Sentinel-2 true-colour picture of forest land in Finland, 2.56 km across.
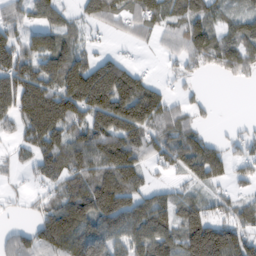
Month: February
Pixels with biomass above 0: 74%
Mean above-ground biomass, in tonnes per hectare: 91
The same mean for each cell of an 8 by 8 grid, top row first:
67 87 47 76 90 86 98 61
116 138 62 10 10 54 130 125
156 129 165 195 83 28 8 37
115 170 111 177 199 63 25 0
42 104 106 155 103 117 88 42
13 68 81 84 58 35 100 38
9 73 127 152 110 99 69 64
68 123 119 85 122 103 211 111
